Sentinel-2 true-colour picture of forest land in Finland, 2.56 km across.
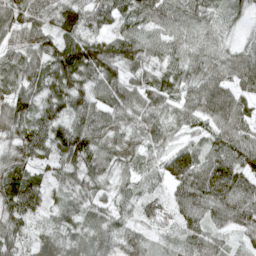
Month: April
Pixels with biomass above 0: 96%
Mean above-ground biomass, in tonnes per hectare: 76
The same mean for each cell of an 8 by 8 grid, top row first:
101 81 105 76 71 74 68 40
61 95 146 105 91 59 65 45
81 104 113 87 66 71 86 77
76 80 83 79 84 57 87 82
74 100 141 67 52 47 60 92
97 49 80 54 37 80 107 96
95 52 61 50 61 65 91 107
59 71 68 75 59 47 65 33
